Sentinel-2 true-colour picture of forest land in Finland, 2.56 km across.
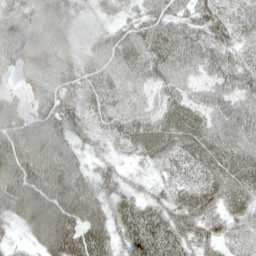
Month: May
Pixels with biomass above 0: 97%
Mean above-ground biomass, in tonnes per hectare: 66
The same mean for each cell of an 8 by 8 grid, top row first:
50 75 36 27 62 60 81 68
64 62 39 80 96 93 74 61
43 68 71 58 57 63 53 70
62 74 66 58 61 66 65 62
81 87 42 34 77 66 72 72
58 87 53 48 24 50 63 72
78 105 95 59 70 70 61 63
18 99 108 63 109 80 64 52
